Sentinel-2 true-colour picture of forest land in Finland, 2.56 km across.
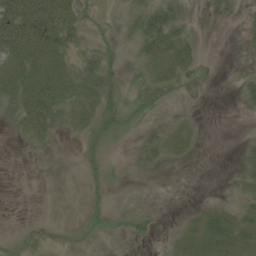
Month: June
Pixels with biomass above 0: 44%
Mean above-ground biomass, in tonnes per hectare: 22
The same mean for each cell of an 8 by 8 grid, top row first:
76 94 38 10 32 34 6 7
70 73 24 22 26 49 2 4
58 64 40 40 27 32 19 10
39 74 39 46 32 4 0 4
2 13 15 22 21 25 0 6
0 0 7 16 5 0 0 8
0 0 0 7 10 0 9 16
1 2 1 3 12 9 44 37
